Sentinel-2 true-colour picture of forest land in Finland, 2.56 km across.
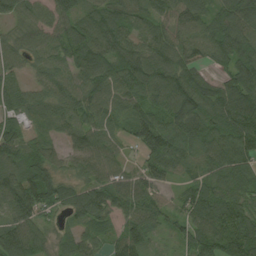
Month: August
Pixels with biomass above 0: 93%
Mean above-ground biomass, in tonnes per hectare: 81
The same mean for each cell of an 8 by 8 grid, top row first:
54 71 70 81 56 100 84 110
62 89 95 87 80 98 93 113
56 68 84 100 102 131 64 113
82 71 77 65 65 120 100 138
93 61 65 53 77 82 92 106
96 94 49 66 70 39 63 82
103 77 83 77 84 46 100 83
115 44 54 55 72 43 90 109
